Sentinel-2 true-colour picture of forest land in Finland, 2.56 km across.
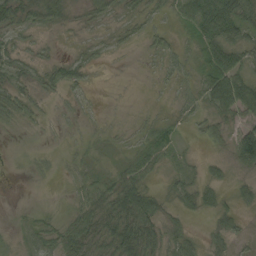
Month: September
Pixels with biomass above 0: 73%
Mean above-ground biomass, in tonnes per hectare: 22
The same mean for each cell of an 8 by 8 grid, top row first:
26 29 10 14 22 22 73 58
19 6 7 10 10 12 38 43
22 26 24 1 1 9 42 51
31 6 10 1 3 8 21 45
3 2 9 11 28 19 10 76
1 4 14 25 35 16 16 10
1 4 27 46 61 20 23 20
6 27 49 48 60 30 17 11
